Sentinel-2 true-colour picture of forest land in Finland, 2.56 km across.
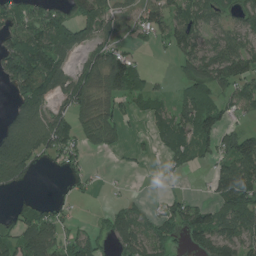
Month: July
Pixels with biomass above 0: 62%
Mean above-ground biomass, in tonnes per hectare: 73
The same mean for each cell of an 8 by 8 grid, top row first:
69 71 68 51 66 84 77 72
133 146 65 67 13 70 77 89
119 126 95 127 68 32 107 87
64 84 78 72 48 63 104 42
136 117 69 57 13 81 70 133
87 6 38 3 6 19 27 154
41 57 8 35 29 69 64 108
88 124 85 70 100 67 99 101
